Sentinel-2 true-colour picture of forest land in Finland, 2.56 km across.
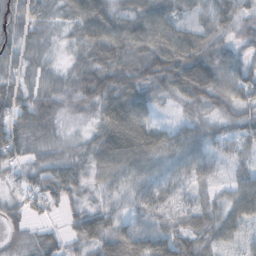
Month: October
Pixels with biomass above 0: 92%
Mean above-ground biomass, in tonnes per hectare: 54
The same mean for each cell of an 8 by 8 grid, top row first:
56 50 72 61 68 53 49 45
53 33 40 67 68 91 54 33
47 47 68 78 72 85 86 66
66 69 37 78 60 17 41 48
71 42 29 100 91 60 43 36
29 61 38 54 54 43 39 38
33 32 36 44 51 49 41 75
34 41 55 83 65 60 46 33
